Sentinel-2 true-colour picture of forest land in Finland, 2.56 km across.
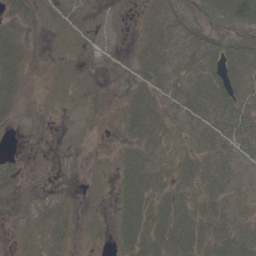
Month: May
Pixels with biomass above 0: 67%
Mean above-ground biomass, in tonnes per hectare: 25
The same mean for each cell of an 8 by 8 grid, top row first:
28 23 12 2 15 54 44 67
36 3 5 2 25 53 45 42
33 5 4 6 26 49 51 38
18 2 12 6 43 27 40 47
1 0 4 5 41 23 37 44
22 1 2 11 45 34 42 34
11 16 5 9 34 41 36 24
6 21 4 16 41 52 36 43
